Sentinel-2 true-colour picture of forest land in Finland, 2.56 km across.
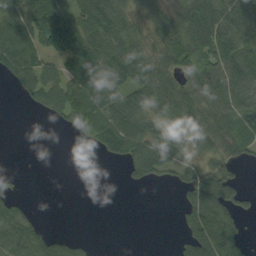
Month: September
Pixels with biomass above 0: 63%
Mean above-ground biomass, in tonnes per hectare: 57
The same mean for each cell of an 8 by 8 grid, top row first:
79 128 96 100 51 62 120 101
98 83 132 92 67 94 126 109
49 65 97 79 78 55 86 89
0 41 86 86 66 75 76 81
0 0 5 69 74 42 46 66
11 0 0 0 46 35 85 16
44 0 0 0 0 17 103 38
83 51 16 0 0 11 88 43
